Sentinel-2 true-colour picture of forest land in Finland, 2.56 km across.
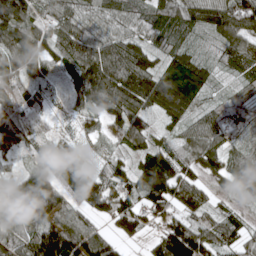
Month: April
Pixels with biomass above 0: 92%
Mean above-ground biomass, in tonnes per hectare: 87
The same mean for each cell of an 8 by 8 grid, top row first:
123 80 73 80 62 97 109 156
121 81 96 103 78 68 23 90
101 67 156 136 117 109 51 42
108 58 75 85 93 81 66 82
73 68 29 38 76 60 87 64
54 131 96 82 121 120 52 101
88 154 80 98 76 71 51 28
83 145 132 62 33 158 89 73
